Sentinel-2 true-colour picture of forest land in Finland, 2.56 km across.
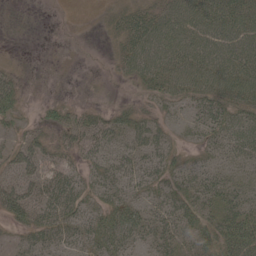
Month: May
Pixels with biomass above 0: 72%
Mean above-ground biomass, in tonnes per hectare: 29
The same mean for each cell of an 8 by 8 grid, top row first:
2 0 0 14 37 52 53 48
1 1 1 10 52 54 52 52
25 1 1 6 29 45 51 49
35 18 22 17 19 16 39 37
25 32 35 31 32 15 25 39
36 38 24 30 30 27 28 19
49 39 32 35 27 36 33 40
14 32 30 42 26 29 35 72
